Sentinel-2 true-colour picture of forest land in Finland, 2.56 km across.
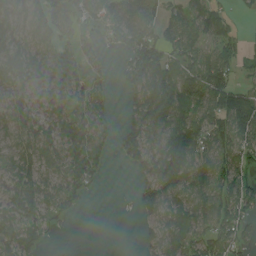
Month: August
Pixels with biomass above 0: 75%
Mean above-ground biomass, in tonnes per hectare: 68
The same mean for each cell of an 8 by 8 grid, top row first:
55 87 57 79 78 62 82 17
74 68 53 29 119 79 72 44
65 83 70 25 97 96 137 28
64 60 72 25 96 95 89 140
75 75 96 38 93 122 89 99
73 84 101 3 49 104 72 77
84 76 19 0 47 77 88 94
89 23 0 0 24 66 81 62
